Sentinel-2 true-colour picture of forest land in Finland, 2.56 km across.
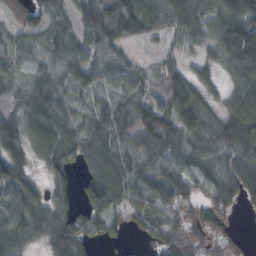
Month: October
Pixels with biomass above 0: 87%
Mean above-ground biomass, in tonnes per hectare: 60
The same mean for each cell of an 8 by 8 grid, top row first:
46 46 62 112 97 79 76 129
36 47 60 70 12 29 49 179
34 55 55 47 39 69 39 78
39 69 36 60 78 82 39 89
61 43 48 39 72 67 42 81
83 46 35 47 56 70 67 73
78 85 59 66 49 56 59 22
75 66 80 35 22 70 53 13
